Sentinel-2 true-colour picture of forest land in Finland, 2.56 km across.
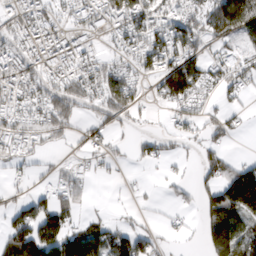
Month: March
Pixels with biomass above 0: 61%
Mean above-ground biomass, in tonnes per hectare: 71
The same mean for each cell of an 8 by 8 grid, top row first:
78 71 73 111 118 89 91 156
73 86 65 48 103 107 55 46
101 87 103 93 45 197 80 71
68 102 56 96 26 57 38 35
47 37 45 33 40 28 44 3
22 21 42 12 8 20 54 125
69 111 42 7 13 25 90 132
137 159 141 112 77 15 90 127
